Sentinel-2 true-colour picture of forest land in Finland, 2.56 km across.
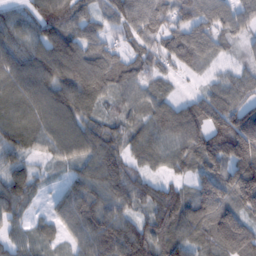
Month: February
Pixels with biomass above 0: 91%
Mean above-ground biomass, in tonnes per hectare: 87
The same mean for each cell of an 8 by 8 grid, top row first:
53 118 74 75 127 68 87 66
104 141 110 56 75 95 64 26
112 145 132 98 77 26 28 57
78 117 95 44 72 86 129 110
77 87 128 83 81 91 116 149
88 21 69 107 54 42 97 128
76 28 122 95 67 112 111 100
51 57 86 134 114 87 67 102
